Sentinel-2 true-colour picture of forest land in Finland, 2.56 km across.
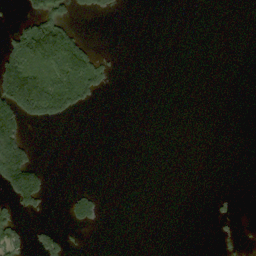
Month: September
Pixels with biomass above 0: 16%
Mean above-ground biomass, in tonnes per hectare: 29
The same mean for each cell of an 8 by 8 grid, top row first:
12 131 18 10 0 0 0 0
94 162 84 2 0 0 0 0
174 95 106 28 0 0 0 0
155 124 35 0 0 0 0 0
123 0 0 0 0 0 0 0
187 33 0 0 0 0 0 0
56 12 52 0 0 0 4 3
56 52 4 0 0 0 0 16
